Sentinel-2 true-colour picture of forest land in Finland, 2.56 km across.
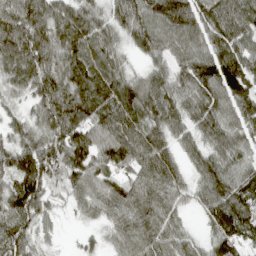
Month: April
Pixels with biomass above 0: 94%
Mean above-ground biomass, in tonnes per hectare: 93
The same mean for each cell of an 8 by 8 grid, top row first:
119 104 98 64 91 149 110 116
133 111 111 68 72 72 89 100
79 107 110 111 61 72 124 114
33 105 144 125 102 85 108 95
84 109 126 126 111 60 82 84
147 104 113 76 99 73 103 104
123 58 45 86 104 62 89 117
103 24 16 45 99 76 51 100
